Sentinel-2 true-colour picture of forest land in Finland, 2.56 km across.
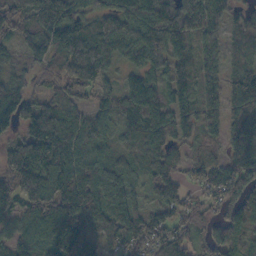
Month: October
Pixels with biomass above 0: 91%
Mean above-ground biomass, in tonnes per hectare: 114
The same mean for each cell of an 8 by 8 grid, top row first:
122 177 96 124 146 159 153 63
59 118 163 125 147 122 72 74
61 69 166 61 116 116 78 128
141 131 81 100 130 104 90 124
87 215 176 86 90 76 48 113
166 157 167 117 80 90 95 119
102 156 179 130 76 104 68 126
106 163 156 88 116 88 59 93
